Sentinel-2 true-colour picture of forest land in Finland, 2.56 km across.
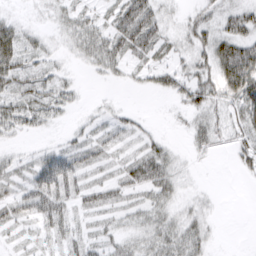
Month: March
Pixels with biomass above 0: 67%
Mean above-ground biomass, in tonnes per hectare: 22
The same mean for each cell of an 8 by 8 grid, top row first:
8 11 21 18 46 9 16 28
39 14 24 33 32 12 31 46
38 25 6 9 13 30 33 77
40 32 7 9 3 7 30 41
7 5 18 19 17 5 21 23
17 49 26 12 37 21 0 8
30 43 16 20 25 19 9 0
10 19 20 16 24 36 18 0
